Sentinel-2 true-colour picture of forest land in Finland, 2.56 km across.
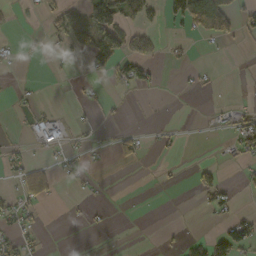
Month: October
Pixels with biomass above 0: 23%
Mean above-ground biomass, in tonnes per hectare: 22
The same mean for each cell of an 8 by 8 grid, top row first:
4 30 50 112 47 46 175 42
10 7 43 93 50 8 2 4
5 1 7 37 38 3 8 0
6 17 5 9 1 1 5 23
12 34 13 22 17 8 2 39
29 49 12 1 1 3 25 8
38 8 7 5 0 0 21 8
32 2 1 2 0 5 44 76
